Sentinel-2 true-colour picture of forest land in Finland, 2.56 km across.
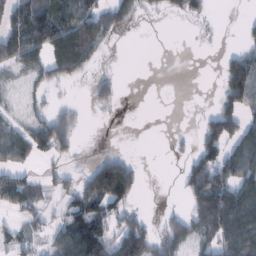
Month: February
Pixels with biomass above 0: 49%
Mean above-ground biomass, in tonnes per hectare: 44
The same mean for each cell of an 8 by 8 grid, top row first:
85 96 94 65 18 17 18 2
100 91 104 10 0 0 1 21
15 35 21 19 0 0 0 92
12 31 15 8 0 0 21 64
64 71 12 1 0 6 66 62
39 25 29 162 10 7 109 76
40 24 65 68 6 7 113 110
37 34 126 75 93 54 54 99
